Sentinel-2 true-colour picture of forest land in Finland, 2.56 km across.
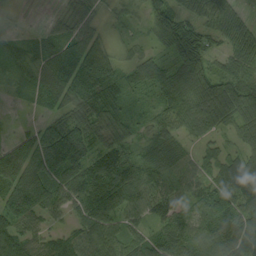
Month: August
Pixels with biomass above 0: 89%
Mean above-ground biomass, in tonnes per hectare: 72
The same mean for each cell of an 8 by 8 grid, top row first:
12 18 70 25 47 65 55 32
38 60 100 43 24 92 43 67
36 118 138 96 65 87 81 74
6 50 74 71 29 65 99 72
56 130 144 67 37 46 31 36
116 109 111 122 91 59 48 101
143 81 76 91 82 61 86 88
91 64 75 72 54 86 95 124
